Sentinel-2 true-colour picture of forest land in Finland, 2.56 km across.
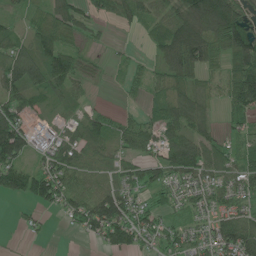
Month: June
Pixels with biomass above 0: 77%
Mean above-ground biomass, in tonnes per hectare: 57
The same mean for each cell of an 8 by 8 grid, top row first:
18 55 54 46 54 83 163 105
59 81 44 9 11 125 110 115
77 85 48 8 31 70 31 98
70 26 25 25 25 78 32 48
125 36 55 44 63 71 58 26
90 96 63 41 57 54 51 58
5 38 83 121 44 30 41 46
1 5 10 66 42 53 53 117
